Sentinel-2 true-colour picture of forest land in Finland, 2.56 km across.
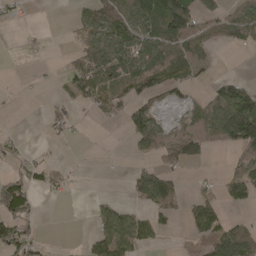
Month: April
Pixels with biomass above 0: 44%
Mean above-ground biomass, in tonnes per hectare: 43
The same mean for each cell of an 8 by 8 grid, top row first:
13 0 38 94 83 144 49 73
0 2 42 83 83 77 43 20
2 2 79 67 84 54 23 23
2 20 11 27 75 16 60 133
17 8 3 3 46 74 43 82
44 31 2 1 59 27 8 58
107 0 0 35 36 40 68 27
99 4 7 89 41 3 70 81
